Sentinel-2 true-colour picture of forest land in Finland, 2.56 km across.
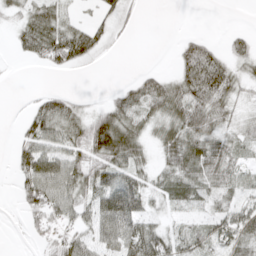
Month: April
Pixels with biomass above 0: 65%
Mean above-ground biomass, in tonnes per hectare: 36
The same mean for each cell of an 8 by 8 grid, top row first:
20 45 9 27 5 0 0 0
19 75 69 11 0 17 38 23
1 0 0 0 36 47 80 32
1 51 23 50 38 55 64 18
26 52 53 96 35 53 50 28
28 85 53 64 33 47 52 28
11 70 47 97 43 24 19 40
0 30 47 66 74 36 38 41
